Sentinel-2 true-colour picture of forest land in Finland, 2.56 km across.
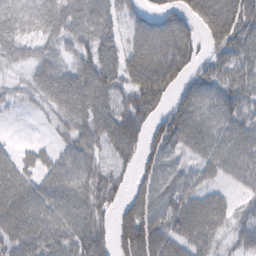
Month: February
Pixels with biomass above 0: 84%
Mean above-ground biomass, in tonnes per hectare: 61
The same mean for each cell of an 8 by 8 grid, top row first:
74 70 65 47 44 59 93 86
46 31 49 52 93 108 39 69
20 68 81 63 91 59 57 61
10 30 77 71 71 66 53 59
15 16 65 69 52 63 58 67
74 51 72 59 37 54 40 51
86 70 75 44 70 80 75 30
73 74 80 54 103 74 53 40
